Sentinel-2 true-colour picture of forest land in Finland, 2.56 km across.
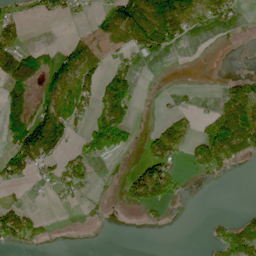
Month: June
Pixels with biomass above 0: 41%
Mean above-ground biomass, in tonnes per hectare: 50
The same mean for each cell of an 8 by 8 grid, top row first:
29 29 18 66 154 161 59 15
78 18 79 46 83 27 3 4
111 77 129 92 3 0 0 43
85 87 58 129 6 25 19 113
93 124 40 120 31 76 99 110
54 27 57 8 94 41 30 0
51 2 13 6 52 6 0 5
61 22 0 0 0 0 17 101
